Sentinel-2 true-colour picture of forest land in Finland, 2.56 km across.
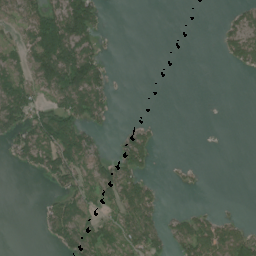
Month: July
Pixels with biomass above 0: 40%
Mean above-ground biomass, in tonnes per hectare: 41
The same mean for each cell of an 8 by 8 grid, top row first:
45 82 138 1 0 0 0 33
38 105 108 1 0 0 0 80
70 95 133 27 0 0 0 0
120 65 95 28 0 0 0 0
58 94 108 18 74 0 0 0
1 59 60 87 52 8 2 0
0 35 50 44 95 4 12 2
0 21 98 58 89 64 98 78
